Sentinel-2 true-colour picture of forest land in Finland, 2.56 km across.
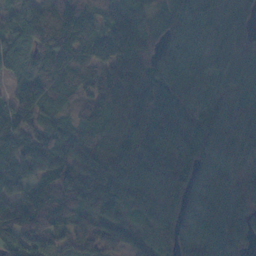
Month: November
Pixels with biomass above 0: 93%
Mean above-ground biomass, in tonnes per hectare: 70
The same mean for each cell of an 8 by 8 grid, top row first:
60 111 113 86 61 84 78 55
104 127 104 111 78 66 42 61
77 108 86 99 105 80 44 66
72 52 43 73 85 60 50 65
56 84 64 48 82 77 61 58
57 66 59 101 83 81 60 41
71 90 61 60 61 58 67 49
51 52 53 63 40 51 54 43
